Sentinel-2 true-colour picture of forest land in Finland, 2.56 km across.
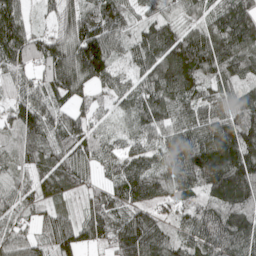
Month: May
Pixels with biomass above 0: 96%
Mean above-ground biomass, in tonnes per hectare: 102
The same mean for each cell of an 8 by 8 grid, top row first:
97 34 114 133 51 54 77 165
150 127 174 96 115 158 154 135
71 99 143 90 89 179 106 92
88 82 61 35 109 98 96 117
59 86 92 56 61 112 147 175
51 98 73 67 136 129 185 175
60 56 37 100 76 66 118 154
70 58 70 77 146 81 154 140
